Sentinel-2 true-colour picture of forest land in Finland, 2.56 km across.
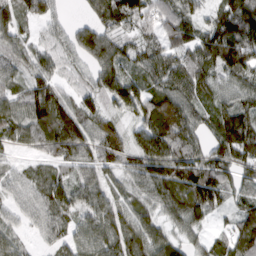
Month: March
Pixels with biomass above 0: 90%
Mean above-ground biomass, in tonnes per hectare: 86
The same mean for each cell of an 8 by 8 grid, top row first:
86 78 21 101 75 92 43 124
63 53 95 95 62 83 110 161
55 70 37 104 77 107 72 92
80 122 103 55 100 176 73 94
51 100 115 103 97 138 75 129
51 64 60 55 102 148 122 68
55 99 85 87 69 104 113 58
49 40 74 105 124 65 52 102
